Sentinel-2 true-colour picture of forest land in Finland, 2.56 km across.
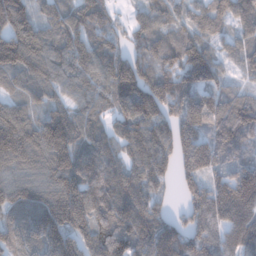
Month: January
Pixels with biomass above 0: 93%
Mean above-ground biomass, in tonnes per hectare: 129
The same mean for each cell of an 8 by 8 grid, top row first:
148 72 138 96 96 86 117 107
178 115 130 105 114 142 98 74
92 115 117 160 166 172 120 32
85 109 95 113 192 168 137 145
135 164 118 100 159 154 127 102
91 119 172 132 133 91 118 130
131 179 197 155 141 34 174 169
137 195 135 123 140 155 143 145
